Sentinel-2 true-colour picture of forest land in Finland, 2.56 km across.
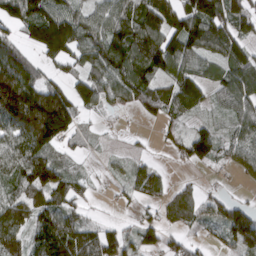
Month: March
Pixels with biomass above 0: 77%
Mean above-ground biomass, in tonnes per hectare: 90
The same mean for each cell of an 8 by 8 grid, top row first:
111 140 87 106 128 132 174 114
83 148 116 158 165 125 103 95
173 66 76 120 117 96 69 133
196 252 78 24 43 66 33 79
106 129 33 9 9 57 104 84
98 119 44 25 73 12 9 27
125 139 52 8 30 68 60 71
109 126 126 80 70 37 25 106
